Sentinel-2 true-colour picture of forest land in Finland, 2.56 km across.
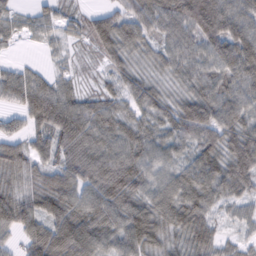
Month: February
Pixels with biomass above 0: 92%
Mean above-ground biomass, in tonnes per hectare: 64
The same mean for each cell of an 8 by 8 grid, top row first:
32 42 38 58 73 89 138 88
10 20 23 67 49 61 75 109
62 44 26 41 59 44 65 77
40 98 74 58 56 68 85 72
53 67 83 69 67 52 69 87
52 58 74 84 62 62 81 87
78 67 71 75 72 83 62 37
33 86 89 60 94 50 57 23
